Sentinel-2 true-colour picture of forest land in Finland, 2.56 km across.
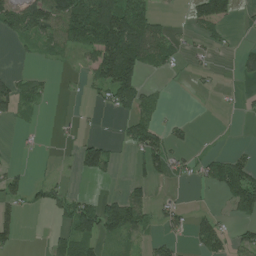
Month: July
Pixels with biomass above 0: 41%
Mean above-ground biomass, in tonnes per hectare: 49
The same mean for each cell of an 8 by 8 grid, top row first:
83 97 165 169 106 4 85 20
12 35 71 200 132 37 27 18
40 15 13 164 51 3 9 17
41 5 3 30 54 1 0 11
6 1 42 24 106 24 3 6
28 10 29 20 45 39 60 128
30 35 81 104 62 31 11 97
31 17 93 45 30 26 88 44
